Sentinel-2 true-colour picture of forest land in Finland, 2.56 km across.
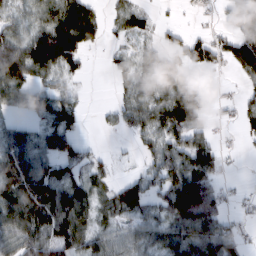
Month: February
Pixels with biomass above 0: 68%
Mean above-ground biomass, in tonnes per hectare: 54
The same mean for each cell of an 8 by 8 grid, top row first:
30 62 97 26 29 3 5 87
76 132 92 15 34 48 61 85
92 43 18 20 56 80 5 20
32 54 34 22 69 129 35 26
82 37 33 2 25 70 52 8
101 78 40 26 38 73 91 3
75 88 82 44 52 97 118 9
67 62 63 46 43 73 95 37
